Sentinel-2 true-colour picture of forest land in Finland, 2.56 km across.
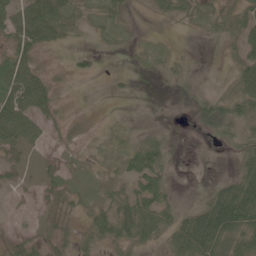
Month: June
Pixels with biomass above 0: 62%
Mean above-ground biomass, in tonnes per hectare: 24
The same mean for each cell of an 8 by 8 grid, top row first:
45 67 25 24 1 23 18 31
40 21 11 7 9 6 1 28
64 22 10 4 2 7 1 40
77 24 4 1 1 2 37 36
40 14 5 11 35 2 2 29
10 12 10 13 53 3 1 40
3 13 13 32 47 23 50 80
16 16 18 29 32 43 70 49
